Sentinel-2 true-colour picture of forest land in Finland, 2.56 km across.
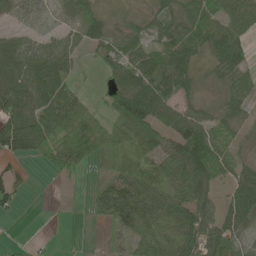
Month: June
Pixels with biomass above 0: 76%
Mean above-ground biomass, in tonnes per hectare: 57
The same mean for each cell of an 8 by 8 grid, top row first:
29 16 38 14 28 48 55 64
72 51 37 41 51 84 58 71
96 100 13 36 72 80 10 42
91 101 72 66 124 79 28 34
101 68 96 50 83 69 102 26
41 14 17 41 67 102 108 69
34 0 1 106 97 94 62 101
5 4 0 16 85 91 72 44
